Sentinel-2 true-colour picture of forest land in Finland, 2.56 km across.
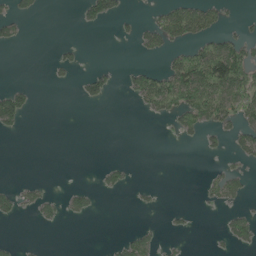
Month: June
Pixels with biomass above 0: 21%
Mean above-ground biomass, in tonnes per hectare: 20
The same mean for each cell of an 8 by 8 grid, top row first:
26 1 15 33 6 67 51 9
9 2 8 0 24 27 49 49
1 4 17 17 49 82 106 84
70 0 0 0 17 49 68 50
0 0 0 0 0 5 17 33
0 0 0 19 0 0 11 20
25 21 20 0 5 5 6 12
4 0 0 5 32 4 2 33
